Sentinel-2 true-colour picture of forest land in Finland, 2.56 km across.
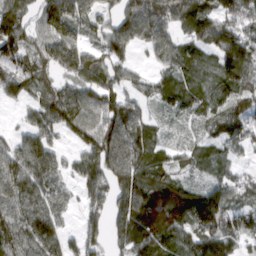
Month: March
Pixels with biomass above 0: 85%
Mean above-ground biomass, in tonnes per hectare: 76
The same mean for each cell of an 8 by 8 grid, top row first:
74 94 82 65 125 95 91 102
92 84 76 86 54 77 65 118
82 44 73 65 34 63 48 57
15 85 103 106 53 40 51 64
60 74 56 107 70 32 47 45
125 90 70 81 90 54 37 49
104 91 38 89 105 113 148 67
103 104 62 51 89 79 98 64
